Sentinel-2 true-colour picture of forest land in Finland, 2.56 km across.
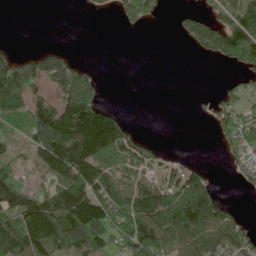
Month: June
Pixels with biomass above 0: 53%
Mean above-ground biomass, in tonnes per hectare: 81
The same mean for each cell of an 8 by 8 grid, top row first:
0 0 1 16 73 19 63 108
11 24 1 0 0 1 88 176
150 105 118 0 0 0 0 28
65 113 225 59 0 0 18 70
36 176 186 176 41 0 1 104
69 64 137 160 72 49 50 38
133 127 175 131 180 239 187 14
171 148 173 92 161 142 125 90
